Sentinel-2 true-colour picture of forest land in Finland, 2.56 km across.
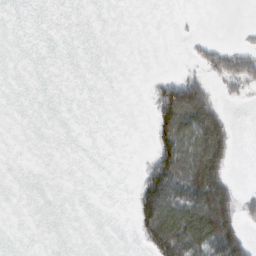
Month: February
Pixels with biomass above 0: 23%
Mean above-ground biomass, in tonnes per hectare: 31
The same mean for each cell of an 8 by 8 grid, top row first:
0 0 0 0 0 2 0 0
0 0 0 0 0 0 28 34
0 0 0 0 2 62 38 63
0 0 0 0 2 178 127 0
0 0 0 0 1 127 146 5
0 0 0 0 59 144 140 4
0 0 0 0 95 113 145 60
0 0 0 0 42 132 108 109
